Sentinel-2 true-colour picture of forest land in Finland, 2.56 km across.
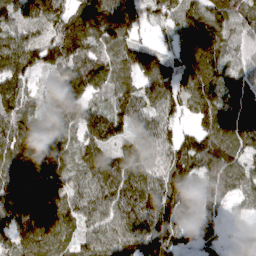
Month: April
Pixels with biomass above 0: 93%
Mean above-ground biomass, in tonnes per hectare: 121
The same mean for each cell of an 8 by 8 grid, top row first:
104 127 125 186 95 94 139 97
160 118 119 106 88 75 163 86
129 47 129 104 112 130 171 97
116 65 115 115 101 88 140 128
173 175 106 117 92 113 147 138
168 143 105 167 110 135 130 126
153 142 124 142 174 144 88 41
136 137 95 138 149 130 90 39
